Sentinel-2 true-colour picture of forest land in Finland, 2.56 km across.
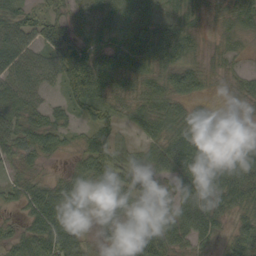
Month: September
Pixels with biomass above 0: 88%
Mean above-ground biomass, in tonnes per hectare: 48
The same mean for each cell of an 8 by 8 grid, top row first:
49 57 28 39 43 32 19 42
64 64 60 52 85 72 14 17
47 34 94 64 53 58 24 22
38 39 33 38 40 42 32 6
52 45 24 46 29 69 69 38
23 17 51 81 53 62 79 64
23 85 53 55 48 62 69 37
34 74 54 30 82 61 41 44
